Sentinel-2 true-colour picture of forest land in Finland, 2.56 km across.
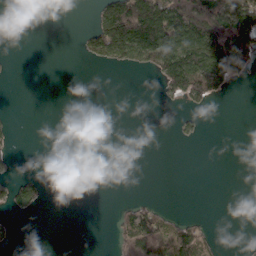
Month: March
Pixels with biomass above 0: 24%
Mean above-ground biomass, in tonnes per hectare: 33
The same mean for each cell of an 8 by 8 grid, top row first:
6 0 0 139 196 152 171 149
0 0 15 118 138 131 154 147
2 0 0 0 1 112 105 25
2 0 0 0 0 10 12 0
6 0 0 0 0 9 1 0
12 4 0 0 0 0 0 0
34 4 0 4 53 4 0 0
7 0 0 14 67 64 27 2
